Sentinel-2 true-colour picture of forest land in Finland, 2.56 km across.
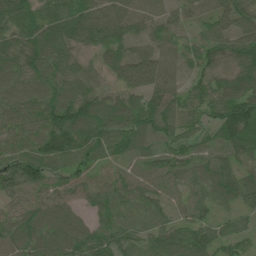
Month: June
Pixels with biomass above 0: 96%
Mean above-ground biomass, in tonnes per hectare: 72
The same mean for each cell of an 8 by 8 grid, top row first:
91 84 87 80 46 60 71 76
88 104 55 83 48 44 75 102
66 74 60 36 94 37 76 96
66 93 112 87 111 89 67 129
59 99 101 82 84 64 60 113
88 81 61 49 61 62 74 64
50 65 36 71 61 36 50 48
67 59 71 71 44 61 65 45
